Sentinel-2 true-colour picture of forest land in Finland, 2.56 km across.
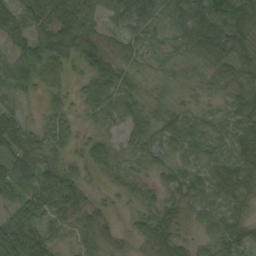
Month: September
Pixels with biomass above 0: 89%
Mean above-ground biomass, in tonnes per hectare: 49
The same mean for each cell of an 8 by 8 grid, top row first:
58 67 95 44 63 64 108 94
39 87 87 32 36 33 79 65
72 57 25 69 30 27 33 68
33 21 19 43 42 22 15 68
74 48 22 22 53 38 26 74
52 63 36 17 23 52 58 66
40 60 45 14 44 44 56 42
85 35 23 27 39 42 41 52
